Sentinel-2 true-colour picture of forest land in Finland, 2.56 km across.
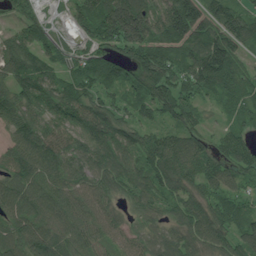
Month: July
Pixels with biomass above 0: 92%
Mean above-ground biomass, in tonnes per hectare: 93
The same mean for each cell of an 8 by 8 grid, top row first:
45 26 98 185 152 182 111 105
93 73 35 83 140 112 148 82
98 85 88 71 111 108 133 93
94 103 100 101 61 111 35 69
94 110 97 112 88 112 54 85
104 107 82 98 99 120 86 61
95 101 86 52 63 91 103 64
102 107 80 50 66 87 106 93
